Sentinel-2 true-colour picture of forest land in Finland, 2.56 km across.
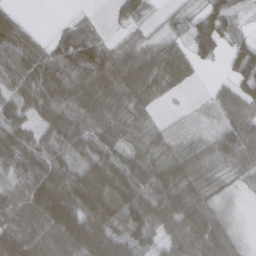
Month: March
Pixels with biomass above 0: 84%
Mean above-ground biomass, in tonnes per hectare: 70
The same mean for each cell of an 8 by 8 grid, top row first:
21 0 14 16 34 24 79 33
93 40 105 44 44 42 77 75
65 97 104 95 83 62 5 90
52 74 78 87 44 4 13 76
76 59 64 79 68 34 45 106
52 106 84 103 84 88 47 45
86 178 147 103 114 102 57 4
124 112 163 112 61 71 110 21
